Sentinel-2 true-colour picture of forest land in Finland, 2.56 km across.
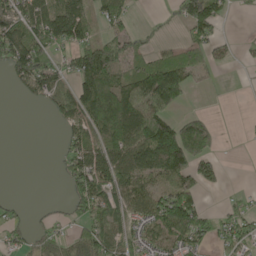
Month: May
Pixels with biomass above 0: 57%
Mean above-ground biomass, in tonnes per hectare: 73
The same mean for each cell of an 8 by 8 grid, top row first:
77 97 105 92 2 31 150 6
143 106 102 109 40 41 67 10
58 81 108 120 141 138 18 1
0 19 126 190 155 49 16 0
0 0 102 135 177 227 87 1
0 0 122 109 104 132 60 0
17 8 68 83 82 185 24 39
35 46 67 70 60 84 50 83
